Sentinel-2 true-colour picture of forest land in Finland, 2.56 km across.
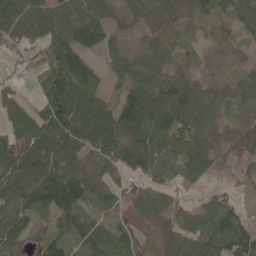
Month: May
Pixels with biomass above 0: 83%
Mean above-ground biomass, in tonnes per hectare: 62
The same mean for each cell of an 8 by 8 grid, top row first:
112 71 109 48 44 43 38 52
50 81 111 48 36 38 21 18
23 87 94 26 70 64 29 50
64 99 89 71 111 91 72 46
70 82 82 66 70 67 68 44
81 94 71 30 52 41 31 19
74 69 70 37 51 40 56 39
61 70 61 76 39 45 84 114
